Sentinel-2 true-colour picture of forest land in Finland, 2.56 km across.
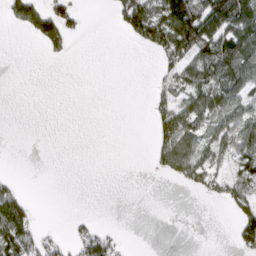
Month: March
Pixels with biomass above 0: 35%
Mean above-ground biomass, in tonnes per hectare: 30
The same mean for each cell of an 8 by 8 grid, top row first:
41 69 17 18 90 110 96 109
0 26 0 0 22 91 94 103
0 0 0 0 0 43 77 72
0 0 0 0 2 65 66 56
0 0 0 0 0 86 46 64
6 0 0 0 1 29 40 44
91 0 0 0 0 0 0 41
87 21 37 31 0 0 0 35
